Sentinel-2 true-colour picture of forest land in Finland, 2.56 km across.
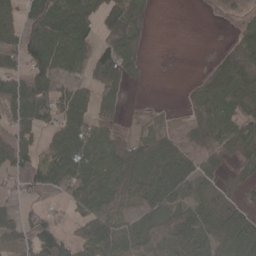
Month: April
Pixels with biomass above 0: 67%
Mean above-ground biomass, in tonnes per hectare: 59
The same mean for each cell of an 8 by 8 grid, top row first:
48 107 93 82 25 0 2 17
87 101 89 65 13 0 1 33
76 85 44 63 6 0 37 76
87 81 77 34 4 2 50 56
80 37 90 52 53 44 86 83
38 67 109 90 105 118 31 19
37 22 67 91 71 81 46 37
47 87 90 123 110 90 76 78
